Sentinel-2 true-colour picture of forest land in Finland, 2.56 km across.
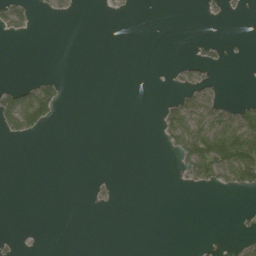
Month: August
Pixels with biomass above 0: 15%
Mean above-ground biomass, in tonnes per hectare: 15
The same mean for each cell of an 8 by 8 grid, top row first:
51 8 1 3 0 0 4 4
0 0 0 0 0 0 10 1
6 29 0 0 0 9 15 0
126 70 0 0 0 48 61 47
2 0 0 0 0 45 114 127
0 0 0 1 0 5 51 75
0 0 0 3 0 0 0 2
5 0 0 0 0 0 1 11
